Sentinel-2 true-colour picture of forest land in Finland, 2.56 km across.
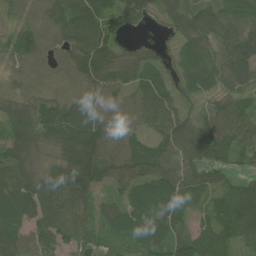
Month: July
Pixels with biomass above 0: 90%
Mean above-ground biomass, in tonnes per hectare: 80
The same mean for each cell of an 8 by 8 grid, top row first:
45 82 95 89 52 63 85 83
69 60 101 79 29 27 71 102
47 48 75 87 69 44 52 83
104 112 114 102 95 72 44 68
128 83 167 121 63 114 100 72
91 95 143 101 74 99 58 44
97 124 83 59 81 69 37 91
94 91 72 30 64 88 69 72
